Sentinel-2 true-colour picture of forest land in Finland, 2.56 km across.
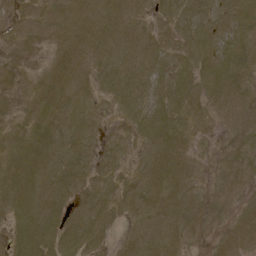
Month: May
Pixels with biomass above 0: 75%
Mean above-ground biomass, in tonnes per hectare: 7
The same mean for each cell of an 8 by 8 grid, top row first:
8 6 8 8 5 8 8 12
3 5 9 8 8 9 10 11
6 6 8 8 8 9 12 7
3 8 6 3 7 8 11 11
5 7 6 3 6 7 2 5
11 7 5 5 7 9 2 4
10 9 5 6 8 7 5 3
9 10 10 3 8 6 6 11
